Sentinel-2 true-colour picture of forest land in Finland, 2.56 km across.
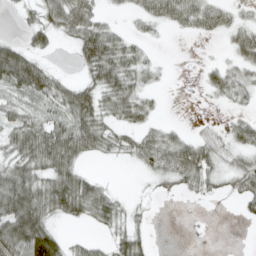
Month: April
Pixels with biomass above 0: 60%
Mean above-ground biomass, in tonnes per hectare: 35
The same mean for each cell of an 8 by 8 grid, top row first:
9 39 54 9 27 38 36 15
39 22 48 65 18 0 1 51
70 54 24 63 29 1 24 46
41 34 64 43 33 0 1 16
58 81 65 29 49 51 44 38
69 56 49 3 12 50 45 56
82 59 56 47 8 0 2 14
87 71 14 28 22 0 1 0
